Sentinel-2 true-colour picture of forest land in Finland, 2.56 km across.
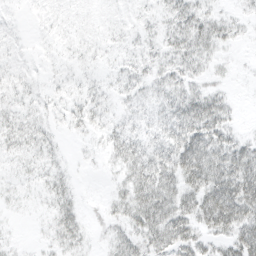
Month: March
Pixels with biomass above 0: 76%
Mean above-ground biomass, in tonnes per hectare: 17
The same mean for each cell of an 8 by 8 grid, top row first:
3 6 6 6 6 21 18 7
5 4 8 6 9 20 20 4
8 5 7 6 15 18 12 2
10 8 16 11 9 25 40 4
10 9 3 18 22 37 41 22
5 11 3 7 37 39 47 52
3 9 12 13 41 38 47 52
3 8 15 14 29 37 20 41
